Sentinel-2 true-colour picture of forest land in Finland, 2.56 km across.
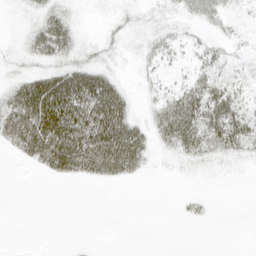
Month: April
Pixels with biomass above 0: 45%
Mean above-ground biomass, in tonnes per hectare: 19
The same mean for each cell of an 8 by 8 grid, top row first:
1 21 3 5 6 10 32 7
4 34 12 6 8 12 15 5
16 44 56 24 6 7 28 12
48 83 68 65 7 45 47 28
30 72 71 74 31 28 33 28
0 13 26 27 7 1 2 1
0 0 0 0 0 2 5 0
0 0 1 0 0 0 0 0
